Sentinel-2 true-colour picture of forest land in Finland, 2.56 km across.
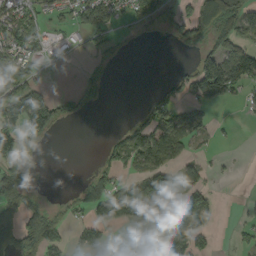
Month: September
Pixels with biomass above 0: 46%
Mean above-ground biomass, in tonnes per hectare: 56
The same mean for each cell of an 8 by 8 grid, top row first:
79 34 68 73 58 67 124 107
76 36 18 46 1 12 53 88
84 14 29 12 0 26 138 109
119 147 35 0 26 63 24 6
116 27 0 29 97 109 8 2
72 0 7 47 59 80 26 2
68 61 41 94 120 62 69 4
66 112 30 58 118 180 18 11
